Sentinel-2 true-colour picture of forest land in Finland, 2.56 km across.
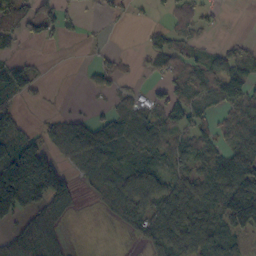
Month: October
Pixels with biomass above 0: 61%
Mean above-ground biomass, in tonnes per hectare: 49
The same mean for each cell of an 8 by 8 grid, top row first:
66 51 21 15 6 43 16 0
21 6 4 9 17 38 18 25
65 8 4 29 9 46 51 74
44 5 12 36 49 59 38 54
71 50 68 71 47 40 43 65
173 182 30 49 67 36 61 103
107 82 11 37 66 82 67 147
74 74 2 3 42 86 106 42
